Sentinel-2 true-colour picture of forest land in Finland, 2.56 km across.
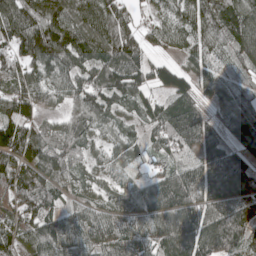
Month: May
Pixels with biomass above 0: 92%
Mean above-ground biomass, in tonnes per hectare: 99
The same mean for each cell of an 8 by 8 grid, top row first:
150 140 130 117 41 83 100 127
110 157 126 148 87 59 83 94
109 83 97 117 88 97 73 63
117 47 92 79 66 104 50 107
168 114 96 54 59 85 93 82
110 90 67 59 43 118 107 108
93 86 73 89 101 142 101 106
99 127 105 115 99 147 130 98
